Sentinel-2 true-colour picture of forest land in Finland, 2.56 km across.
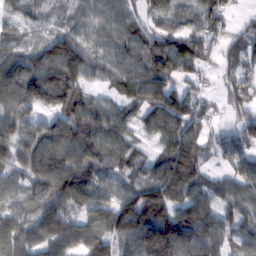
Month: February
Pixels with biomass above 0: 89%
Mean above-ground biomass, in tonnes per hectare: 86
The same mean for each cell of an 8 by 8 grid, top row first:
36 52 63 72 60 60 97 18
49 94 113 70 93 108 69 62
107 152 94 72 112 91 22 63
90 72 108 75 69 120 51 57
93 122 118 88 37 106 61 72
56 134 127 70 70 136 53 69
56 92 86 100 145 108 100 78
91 94 95 91 136 150 109 61
